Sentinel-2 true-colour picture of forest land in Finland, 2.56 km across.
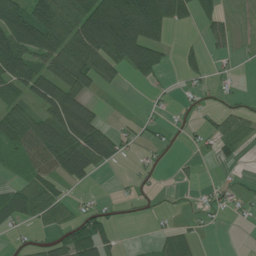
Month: July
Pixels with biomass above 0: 50%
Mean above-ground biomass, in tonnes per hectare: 42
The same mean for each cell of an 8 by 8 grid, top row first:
90 98 93 124 116 52 36 4
107 94 89 99 101 10 20 8
77 91 71 29 27 5 14 6
58 80 100 1 6 11 15 25
64 115 97 53 16 6 17 34
18 69 50 4 13 7 0 7
51 63 21 12 10 3 14 13
8 22 82 30 2 43 1 0
